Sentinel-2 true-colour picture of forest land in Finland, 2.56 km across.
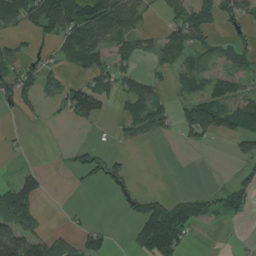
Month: August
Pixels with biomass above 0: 47%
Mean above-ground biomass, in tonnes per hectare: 42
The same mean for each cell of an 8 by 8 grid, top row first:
68 84 94 114 33 39 44 50
32 13 82 101 31 61 39 40
90 38 34 50 37 28 58 56
23 7 104 19 56 38 128 106
6 1 16 11 10 7 15 51
31 15 16 42 1 0 1 24
79 3 3 4 51 68 41 43
88 53 42 18 63 89 0 3
